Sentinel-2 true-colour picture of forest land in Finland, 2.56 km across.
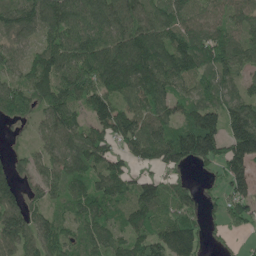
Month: May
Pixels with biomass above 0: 87%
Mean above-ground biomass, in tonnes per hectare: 110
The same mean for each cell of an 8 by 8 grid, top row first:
112 135 126 128 106 115 96 84
80 112 142 145 167 139 136 110
88 138 138 175 172 132 93 72
95 102 79 142 109 86 145 152
24 81 124 94 152 173 175 190
68 96 96 131 58 52 22 135
128 75 84 79 127 96 35 116
128 122 92 108 100 170 39 19
